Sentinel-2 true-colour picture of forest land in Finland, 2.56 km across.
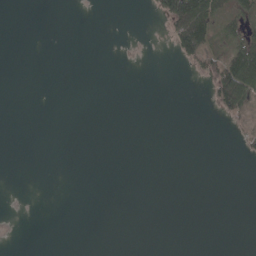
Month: May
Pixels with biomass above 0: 11%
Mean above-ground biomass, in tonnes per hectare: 10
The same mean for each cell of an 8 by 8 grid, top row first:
0 0 0 0 1 97 100 52
0 0 0 0 1 42 70 69
0 0 0 0 0 0 25 155
0 0 0 0 0 0 1 49
0 0 0 0 0 0 0 8
0 0 0 0 0 0 0 0
0 0 0 0 0 0 0 0
0 0 0 0 0 0 0 0
